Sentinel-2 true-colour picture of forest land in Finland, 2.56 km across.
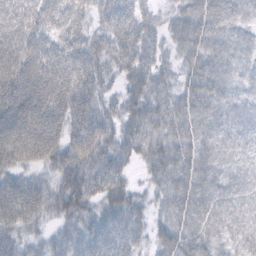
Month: February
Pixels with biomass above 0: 95%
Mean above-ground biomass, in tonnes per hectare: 73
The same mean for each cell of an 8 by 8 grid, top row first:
88 90 71 65 51 57 111 72
98 73 70 65 69 52 87 62
104 110 93 35 76 47 97 48
107 114 87 42 85 82 83 55
118 108 94 62 83 73 71 59
53 44 89 75 27 71 78 71
104 66 67 62 37 62 85 77
48 32 45 62 38 84 79 78
